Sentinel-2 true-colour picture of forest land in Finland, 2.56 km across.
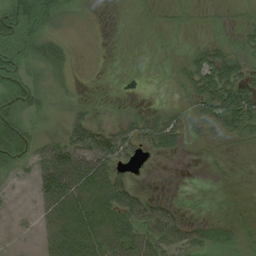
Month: August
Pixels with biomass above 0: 71%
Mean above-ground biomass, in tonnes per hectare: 33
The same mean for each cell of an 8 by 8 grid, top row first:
82 49 13 2 5 12 6 11
43 44 10 2 1 5 35 24
45 25 8 1 1 12 66 69
44 15 19 8 25 17 53 101
58 33 59 68 41 25 9 13
14 70 82 61 4 1 3 1
6 49 87 83 62 18 2 5
5 45 88 71 65 51 34 18
